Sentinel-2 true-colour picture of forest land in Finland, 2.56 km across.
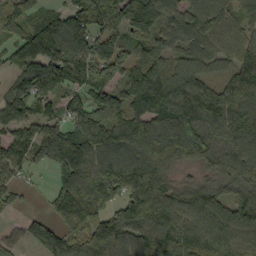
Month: September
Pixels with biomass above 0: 88%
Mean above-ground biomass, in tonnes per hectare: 122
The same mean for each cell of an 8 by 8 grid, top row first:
96 67 143 180 177 93 55 55
89 186 99 118 92 79 77 88
81 142 105 124 149 117 90 134
148 92 138 130 105 126 157 133
144 228 223 159 138 143 137 120
75 34 169 162 154 50 53 128
32 53 200 134 190 126 135 116
41 155 153 182 124 157 131 99
